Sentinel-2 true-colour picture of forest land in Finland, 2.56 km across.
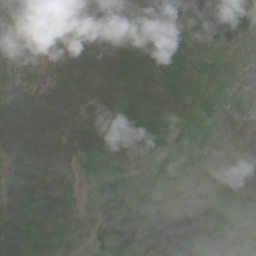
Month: June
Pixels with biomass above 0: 54%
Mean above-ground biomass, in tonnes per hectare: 19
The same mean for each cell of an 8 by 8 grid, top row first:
31 7 19 8 1 2 2 1
19 11 12 4 2 2 2 0
27 16 10 3 4 6 3 0
23 17 13 10 9 11 1 0
34 29 25 18 18 10 0 0
32 48 22 35 21 8 0 0
41 64 37 39 49 2 11 17
50 63 36 38 70 60 54 8
